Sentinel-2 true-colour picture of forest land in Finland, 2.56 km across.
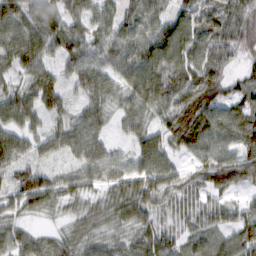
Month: February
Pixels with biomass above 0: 90%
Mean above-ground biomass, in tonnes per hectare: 57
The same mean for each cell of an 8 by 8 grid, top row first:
78 72 53 47 68 50 65 65
75 70 73 70 71 82 79 59
32 57 63 51 80 77 78 33
68 47 38 37 51 88 85 66
61 37 71 28 54 55 68 73
51 49 47 48 62 43 65 72
43 45 29 50 59 36 45 36
49 35 44 39 53 41 52 66
